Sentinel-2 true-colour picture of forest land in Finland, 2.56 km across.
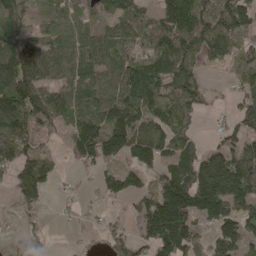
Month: May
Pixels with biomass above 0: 74%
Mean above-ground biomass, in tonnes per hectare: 98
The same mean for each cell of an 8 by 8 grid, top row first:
101 56 62 88 75 154 90 153
154 97 89 88 64 117 75 41
189 109 94 101 161 133 20 53
172 133 95 154 107 87 19 90
125 33 146 136 108 98 37 70
115 98 16 66 60 178 230 173
54 21 16 13 97 224 194 96
65 45 8 71 82 195 76 103
